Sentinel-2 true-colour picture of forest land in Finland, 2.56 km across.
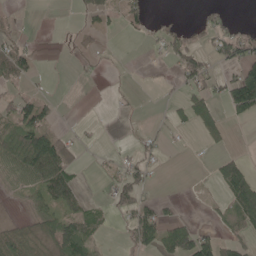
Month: May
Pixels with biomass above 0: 37%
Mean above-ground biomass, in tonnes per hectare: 26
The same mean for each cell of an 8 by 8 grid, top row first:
5 0 10 21 27 4 14 2
39 0 8 0 3 43 23 57
30 3 4 1 2 15 37 81
52 33 0 2 1 13 43 44
50 85 16 2 13 4 16 0
50 73 13 17 25 0 6 80
3 42 27 21 40 7 5 75
61 43 76 2 49 79 56 40
